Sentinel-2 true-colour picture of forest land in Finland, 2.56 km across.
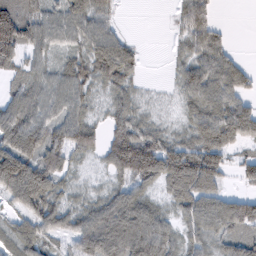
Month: February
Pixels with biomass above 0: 82%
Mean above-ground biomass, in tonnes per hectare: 62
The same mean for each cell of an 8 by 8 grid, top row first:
89 60 66 29 0 23 46 0
91 52 50 89 10 18 68 6
32 57 61 69 16 32 80 56
72 58 53 50 37 30 75 77
92 83 78 76 95 56 92 48
139 87 29 48 94 114 110 36
44 74 52 92 70 50 79 99
60 48 80 112 88 45 53 62
